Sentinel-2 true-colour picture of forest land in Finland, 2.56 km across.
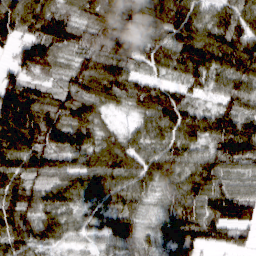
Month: March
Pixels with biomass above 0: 94%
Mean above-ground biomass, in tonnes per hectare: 98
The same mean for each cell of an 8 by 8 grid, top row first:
139 140 82 185 112 156 75 89
73 116 97 127 88 112 130 121
85 42 108 146 60 56 79 102
202 113 129 45 75 115 63 87
146 110 96 78 75 95 80 154
105 86 105 101 92 95 120 66
112 92 68 72 45 96 113 130
105 68 46 70 58 101 82 51
